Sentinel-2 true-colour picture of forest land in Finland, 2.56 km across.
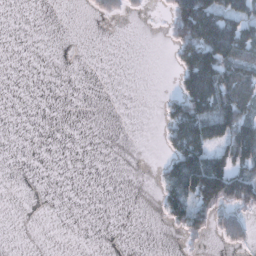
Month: November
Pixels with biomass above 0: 27%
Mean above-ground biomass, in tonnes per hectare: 30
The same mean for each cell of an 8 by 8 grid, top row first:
0 0 1 18 4 67 113 74
0 0 0 0 0 41 133 89
0 0 0 0 0 26 132 69
0 0 0 0 0 66 104 86
0 0 0 0 0 58 86 126
0 0 0 0 0 95 168 87
0 0 0 0 0 71 76 52
0 0 0 0 0 3 12 40
